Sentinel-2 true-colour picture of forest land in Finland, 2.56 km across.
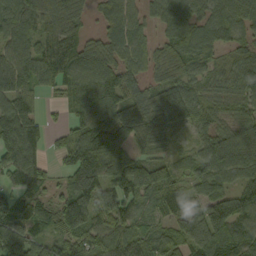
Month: September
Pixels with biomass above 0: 88%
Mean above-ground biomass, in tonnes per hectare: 87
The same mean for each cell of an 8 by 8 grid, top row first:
108 99 63 71 56 86 75 80
99 81 92 76 60 107 73 56
104 77 112 96 66 90 59 73
96 19 95 121 134 132 65 59
133 37 119 131 79 37 85 125
75 41 124 90 90 59 83 75
95 61 169 114 47 58 101 102
94 57 100 96 86 84 134 114
